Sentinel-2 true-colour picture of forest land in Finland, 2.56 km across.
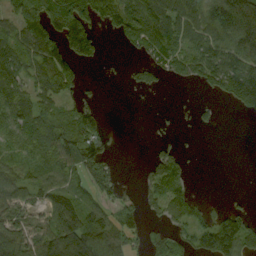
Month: September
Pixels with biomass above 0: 62%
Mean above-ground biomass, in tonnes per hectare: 64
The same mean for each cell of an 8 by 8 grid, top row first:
63 120 139 96 109 81 95 154
99 102 131 2 55 68 79 91
88 93 45 2 36 27 63 116
84 72 81 1 1 5 11 23
43 95 104 14 0 17 0 0
64 68 55 54 23 72 0 0
75 65 75 62 56 71 34 32
98 88 142 99 55 73 97 138
